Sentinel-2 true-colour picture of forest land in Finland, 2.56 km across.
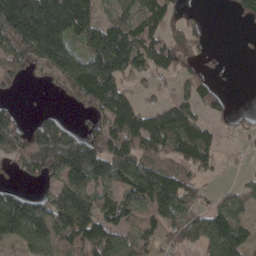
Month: April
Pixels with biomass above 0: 68%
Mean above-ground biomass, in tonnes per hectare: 102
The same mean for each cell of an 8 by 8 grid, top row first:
254 291 186 54 121 48 8 44
107 210 85 225 132 95 20 4
73 43 170 162 51 59 44 1
40 24 28 139 84 122 53 23
105 176 157 135 114 130 100 14
38 113 163 148 181 127 37 5
150 104 169 97 94 121 78 85
90 101 149 119 84 81 160 94
